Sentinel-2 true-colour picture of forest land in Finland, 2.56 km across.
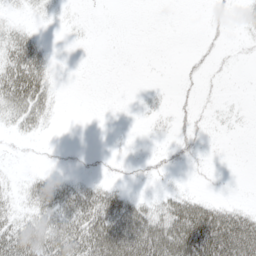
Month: May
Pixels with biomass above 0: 36%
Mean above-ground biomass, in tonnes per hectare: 20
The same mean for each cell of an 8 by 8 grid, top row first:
6 4 1 0 0 0 4 6
37 10 1 0 0 0 8 4
61 24 0 0 0 3 7 0
36 21 0 0 5 10 5 3
5 3 1 2 1 13 4 0
5 12 8 5 7 4 3 0
17 37 52 55 34 53 47 20
57 49 55 77 84 87 101 103
